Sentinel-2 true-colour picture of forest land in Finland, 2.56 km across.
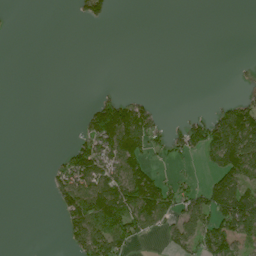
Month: July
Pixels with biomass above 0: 31%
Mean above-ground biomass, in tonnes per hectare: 37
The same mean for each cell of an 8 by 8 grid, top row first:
0 0 26 18 0 0 0 0
0 0 0 0 0 0 0 0
0 0 0 0 0 0 0 3
0 0 12 120 58 2 22 71
0 0 41 116 80 45 126 105
0 20 100 90 96 16 29 88
0 3 113 136 128 57 87 123
0 0 76 111 29 57 92 60
